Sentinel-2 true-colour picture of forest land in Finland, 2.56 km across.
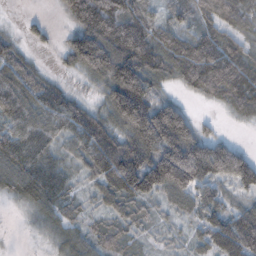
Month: November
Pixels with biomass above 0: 88%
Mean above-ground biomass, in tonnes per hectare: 91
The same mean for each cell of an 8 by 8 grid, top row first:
2 11 127 139 88 55 78 105
48 13 173 174 152 100 125 74
99 49 25 163 185 58 137 139
99 89 95 113 232 153 7 63
91 62 68 137 221 229 121 33
83 91 25 61 200 217 139 135
8 52 29 27 51 45 87 59
1 18 61 58 22 18 73 161
